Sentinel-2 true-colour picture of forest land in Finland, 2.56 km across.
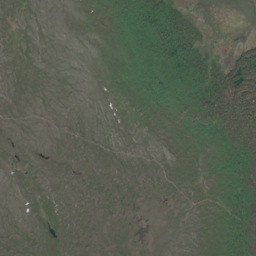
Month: July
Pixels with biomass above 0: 34%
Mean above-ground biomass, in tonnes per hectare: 13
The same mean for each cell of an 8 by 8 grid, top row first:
0 0 1 15 45 33 2 0
0 0 0 6 34 51 19 21
0 0 0 2 26 39 55 81
0 0 0 0 5 16 64 79
0 0 0 0 0 3 14 63
0 0 0 0 0 1 7 42
0 1 0 0 0 0 3 43
0 2 1 0 0 0 5 39
